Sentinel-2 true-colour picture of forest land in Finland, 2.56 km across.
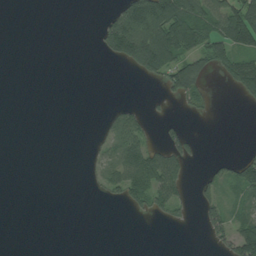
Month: August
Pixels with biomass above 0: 29%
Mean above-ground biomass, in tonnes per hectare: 35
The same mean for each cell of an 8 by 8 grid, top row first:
0 0 0 48 173 139 91 149
0 0 0 79 189 122 90 86
0 0 0 0 20 85 28 80
0 0 0 17 17 5 8 1
0 0 0 38 56 52 0 2
0 0 1 56 118 82 25 67
0 0 0 2 33 41 41 43
0 0 0 0 0 0 18 114
